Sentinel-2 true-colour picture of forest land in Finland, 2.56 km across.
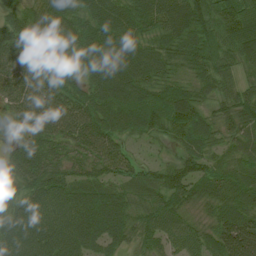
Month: July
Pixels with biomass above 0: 95%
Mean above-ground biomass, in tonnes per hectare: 64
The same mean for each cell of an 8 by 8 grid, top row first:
48 52 62 73 65 80 78 77
84 46 56 68 61 66 80 66
85 74 45 90 78 49 58 47
72 103 92 75 82 87 43 80
48 68 65 60 21 42 51 49
43 67 44 47 39 64 54 56
50 79 83 87 51 55 33 66
84 85 79 59 45 48 56 100
